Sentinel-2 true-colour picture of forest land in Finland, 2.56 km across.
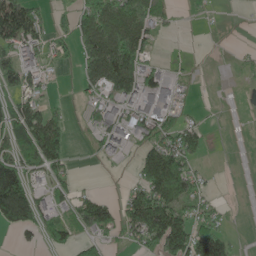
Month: May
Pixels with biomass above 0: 49%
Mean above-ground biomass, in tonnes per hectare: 65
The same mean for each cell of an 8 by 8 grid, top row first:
180 27 72 142 134 20 10 1
105 55 70 177 99 1 0 5
88 29 31 145 108 35 1 6
106 64 11 76 103 53 3 1
81 177 4 70 53 81 28 0
144 63 17 1 92 155 21 0
206 64 95 54 138 115 47 1
15 38 46 30 73 152 134 13
